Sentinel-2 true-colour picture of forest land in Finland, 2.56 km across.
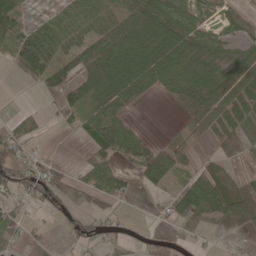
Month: May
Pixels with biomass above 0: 64%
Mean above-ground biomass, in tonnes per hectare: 51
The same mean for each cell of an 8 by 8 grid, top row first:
55 26 70 69 124 77 26 22
49 84 83 109 89 91 64 33
6 76 72 105 75 91 105 57
8 10 56 71 7 27 74 55
60 6 11 86 53 23 20 69
80 61 33 68 47 36 63 43
27 28 41 22 3 56 88 126
31 18 22 21 11 14 9 16
